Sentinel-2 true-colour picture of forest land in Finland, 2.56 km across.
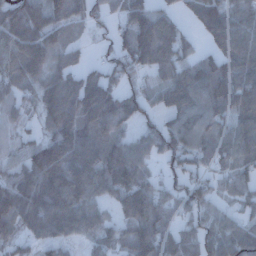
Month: December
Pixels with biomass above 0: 85%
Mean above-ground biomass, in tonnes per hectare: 91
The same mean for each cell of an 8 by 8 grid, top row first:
139 139 74 43 115 41 136 93
110 107 31 49 144 99 58 128
77 79 78 63 34 94 139 134
68 87 135 148 64 100 109 93
45 89 137 105 72 97 81 94
71 130 134 141 70 56 55 67
125 134 109 51 141 65 65 38
59 73 43 63 130 88 95 85
